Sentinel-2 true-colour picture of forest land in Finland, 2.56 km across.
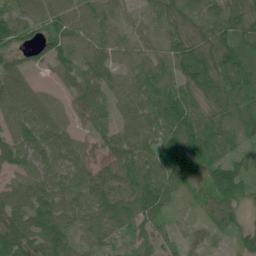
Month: June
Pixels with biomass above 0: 93%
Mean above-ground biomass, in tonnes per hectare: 69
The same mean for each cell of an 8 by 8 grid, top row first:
69 81 77 53 37 71 69 86
60 71 71 73 50 78 103 122
69 11 55 58 73 81 96 94
71 72 44 53 79 95 68 72
68 73 40 54 75 85 100 44
51 66 65 76 99 85 72 71
84 87 67 96 88 23 51 53
105 96 44 43 53 35 38 41
